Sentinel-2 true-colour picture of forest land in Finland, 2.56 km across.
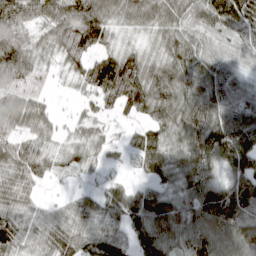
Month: April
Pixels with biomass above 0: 90%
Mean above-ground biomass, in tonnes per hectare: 70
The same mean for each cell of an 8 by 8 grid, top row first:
77 77 118 62 81 62 71 88
97 48 114 46 38 70 48 43
54 9 53 150 121 94 68 41
71 33 18 37 67 90 81 88
61 37 43 24 53 69 109 141
64 35 16 15 17 71 76 107
67 27 60 65 90 74 129 134
92 95 86 75 74 81 109 97
